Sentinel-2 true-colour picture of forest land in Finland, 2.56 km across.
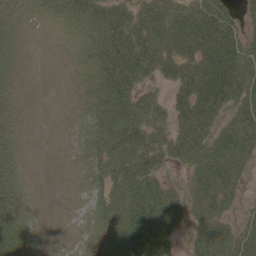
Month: May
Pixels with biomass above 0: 74%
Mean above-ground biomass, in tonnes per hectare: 40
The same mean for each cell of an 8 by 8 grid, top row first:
20 16 44 49 53 66 70 23
13 1 19 60 60 69 73 57
10 0 11 65 37 48 77 74
13 0 12 61 56 38 55 56
18 0 13 57 58 55 56 67
34 0 10 51 62 14 70 35
54 1 5 51 76 56 54 19
67 5 13 55 76 33 66 55
